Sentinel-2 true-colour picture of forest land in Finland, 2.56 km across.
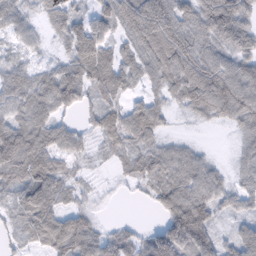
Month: February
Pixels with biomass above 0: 86%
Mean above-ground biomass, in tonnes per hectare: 63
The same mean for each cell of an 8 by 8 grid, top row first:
49 41 45 87 132 92 110 92
28 15 99 54 63 79 73 80
65 54 82 85 50 63 89 99
61 61 41 52 77 23 64 87
114 78 42 49 52 34 6 32
74 86 19 12 60 79 77 41
53 83 40 2 6 99 95 50
29 74 99 50 46 129 81 67
